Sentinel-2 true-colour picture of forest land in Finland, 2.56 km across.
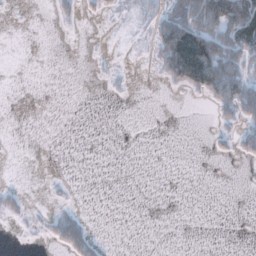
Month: November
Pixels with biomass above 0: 18%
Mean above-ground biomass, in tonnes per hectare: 18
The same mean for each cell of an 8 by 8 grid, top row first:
0 2 15 6 7 67 129 151
0 0 0 1 2 122 127 102
0 0 0 3 0 40 104 73
0 0 0 0 0 0 3 49
0 0 0 0 0 0 3 20
0 1 0 0 0 0 0 0
13 2 5 0 0 0 0 0
0 12 60 0 0 0 0 0
